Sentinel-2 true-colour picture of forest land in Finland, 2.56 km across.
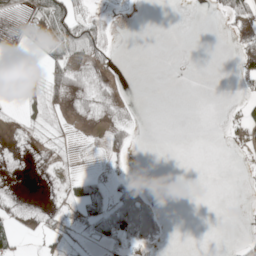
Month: May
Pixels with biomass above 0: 30%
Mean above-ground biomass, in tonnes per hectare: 14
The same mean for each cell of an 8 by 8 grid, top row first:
11 58 43 8 0 0 2 43
2 21 71 15 0 0 0 23
1 43 31 13 0 0 0 16
1 19 14 17 1 0 0 10
5 7 1 30 0 0 0 14
1 1 21 13 5 0 0 1
12 8 33 75 66 0 0 1
24 12 9 44 43 0 0 11
